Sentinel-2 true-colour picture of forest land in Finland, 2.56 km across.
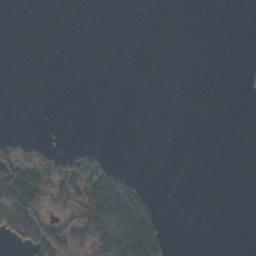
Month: November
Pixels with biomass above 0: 17%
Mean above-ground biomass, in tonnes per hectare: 18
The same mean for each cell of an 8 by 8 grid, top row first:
0 0 0 0 0 0 0 0
0 0 0 0 0 0 0 0
0 0 0 0 0 0 0 2
0 0 0 0 0 0 0 0
21 8 7 0 0 0 0 0
111 58 66 46 2 0 0 0
93 49 79 133 64 0 0 0
29 76 40 112 130 2 0 0
